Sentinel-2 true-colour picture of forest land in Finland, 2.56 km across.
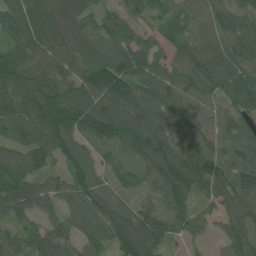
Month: June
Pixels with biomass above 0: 94%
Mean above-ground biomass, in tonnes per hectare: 97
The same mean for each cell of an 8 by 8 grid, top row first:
111 114 105 69 71 69 74 77
84 118 131 108 94 78 82 97
128 107 122 179 96 92 111 95
113 141 135 132 117 102 77 79
83 115 84 76 124 88 93 99
113 69 99 42 71 126 135 115
106 61 114 110 65 89 49 98
72 108 84 119 139 45 30 104
